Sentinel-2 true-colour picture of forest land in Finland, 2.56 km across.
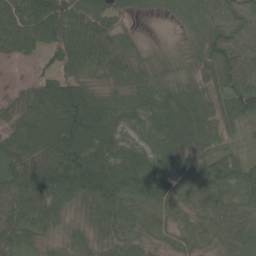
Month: May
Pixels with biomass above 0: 94%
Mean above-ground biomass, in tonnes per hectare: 78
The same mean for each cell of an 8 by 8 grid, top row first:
96 152 116 70 19 36 68 76
62 72 114 88 30 26 80 67
13 65 96 66 83 71 74 73
73 114 156 79 71 108 87 91
79 125 152 81 58 89 66 23
92 164 188 107 64 79 82 77
92 99 57 113 46 46 51 56
65 40 55 60 41 32 40 53
